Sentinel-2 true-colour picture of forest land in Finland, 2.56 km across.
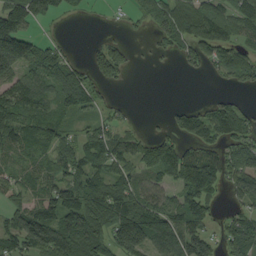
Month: September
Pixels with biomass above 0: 69%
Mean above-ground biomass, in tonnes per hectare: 68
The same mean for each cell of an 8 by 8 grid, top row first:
151 45 7 4 24 64 85 70
189 48 3 53 3 39 75 54
87 78 75 40 0 0 9 50
88 70 56 22 1 35 59 57
72 66 59 70 52 62 73 64
49 72 99 67 71 97 169 71
50 84 97 112 113 83 65 40
79 122 101 103 117 121 77 116
